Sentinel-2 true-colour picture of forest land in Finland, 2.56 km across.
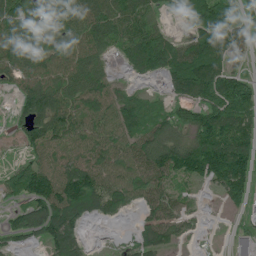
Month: June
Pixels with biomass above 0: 81%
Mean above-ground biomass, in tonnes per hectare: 87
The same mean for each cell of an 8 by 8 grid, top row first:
114 122 119 113 92 45 175 100
106 105 89 66 148 93 137 58
53 83 97 45 34 102 163 86
28 123 99 83 93 72 112 116
28 100 78 82 92 113 163 127
87 108 127 83 90 95 114 154
52 133 114 62 44 59 6 38
51 88 60 6 61 45 7 13
